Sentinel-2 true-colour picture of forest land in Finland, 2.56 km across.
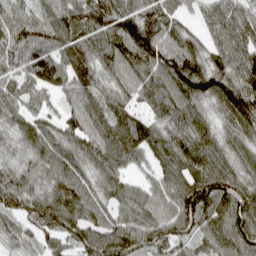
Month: April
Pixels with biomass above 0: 95%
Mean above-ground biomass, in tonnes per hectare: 100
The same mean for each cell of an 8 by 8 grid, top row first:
83 97 119 119 117 74 62 86
102 102 115 120 134 119 75 101
83 89 103 76 99 135 146 119
83 50 89 113 59 92 65 133
60 101 93 115 108 100 102 87
92 83 90 91 43 102 133 100
90 139 117 85 97 126 139 136
70 63 104 146 104 113 80 116
